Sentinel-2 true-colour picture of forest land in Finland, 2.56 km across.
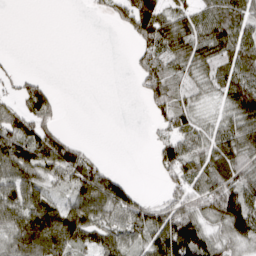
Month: March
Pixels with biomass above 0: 65%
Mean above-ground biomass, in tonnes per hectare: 63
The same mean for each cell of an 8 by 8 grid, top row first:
0 0 0 33 141 67 68 84
0 0 0 0 56 90 87 93
27 19 0 0 75 47 47 95
63 75 0 0 15 75 25 115
103 110 36 0 2 68 61 105
88 55 79 63 0 56 74 66
111 133 97 113 70 64 79 134
104 149 96 95 71 175 88 82
